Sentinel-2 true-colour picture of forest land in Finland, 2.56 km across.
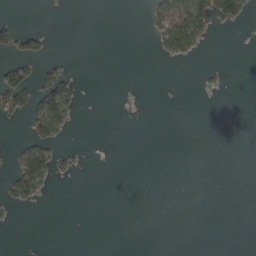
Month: March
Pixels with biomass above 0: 12%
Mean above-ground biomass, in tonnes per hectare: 11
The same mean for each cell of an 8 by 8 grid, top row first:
2 0 0 0 8 106 75 32
31 8 0 0 0 57 6 0
55 39 10 0 0 0 4 0
41 79 8 0 0 0 0 0
10 39 2 0 0 0 0 0
51 38 4 0 0 0 0 0
13 0 0 0 0 0 0 0
0 0 0 0 0 0 0 0
